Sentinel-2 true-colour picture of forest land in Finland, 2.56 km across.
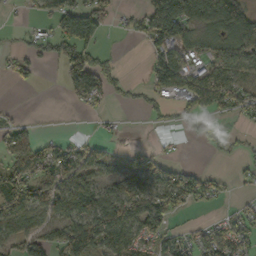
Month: October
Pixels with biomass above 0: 55%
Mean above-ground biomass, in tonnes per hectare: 55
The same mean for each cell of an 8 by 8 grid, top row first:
6 48 101 21 57 120 94 119
19 55 136 10 29 98 41 81
30 0 106 60 23 101 98 63
7 1 7 9 26 34 54 40
70 44 30 16 6 5 31 19
89 99 77 40 77 65 31 15
91 74 89 87 94 67 15 24
60 60 112 83 74 45 66 58
